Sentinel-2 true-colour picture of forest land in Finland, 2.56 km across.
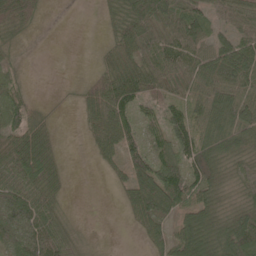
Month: May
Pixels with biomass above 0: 76%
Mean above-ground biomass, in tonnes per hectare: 47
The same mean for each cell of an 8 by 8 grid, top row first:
76 9 0 32 64 57 44 52
20 1 1 30 58 57 50 67
28 0 11 62 71 50 63 76
68 12 21 77 36 44 67 80
49 39 4 57 61 77 67 60
61 55 1 17 87 75 95 37
84 55 1 2 73 62 58 42
62 90 16 1 21 59 74 90
